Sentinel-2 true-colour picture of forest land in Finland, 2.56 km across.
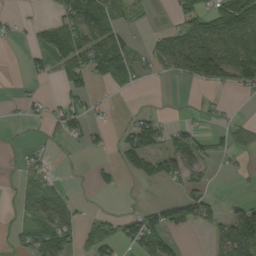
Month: September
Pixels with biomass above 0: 46%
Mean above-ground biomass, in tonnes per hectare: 40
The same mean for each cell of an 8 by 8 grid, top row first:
10 9 89 54 10 31 63 104
4 69 70 93 24 91 102 83
4 20 56 57 15 24 76 65
4 24 47 5 16 2 14 3
6 17 15 16 106 55 34 34
13 28 1 15 51 60 21 7
21 73 11 3 29 59 48 46
21 78 36 59 96 21 20 115
